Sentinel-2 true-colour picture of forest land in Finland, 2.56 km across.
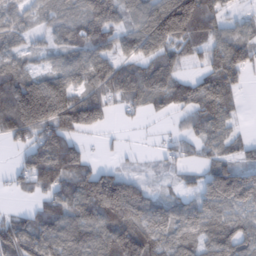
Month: February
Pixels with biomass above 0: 77%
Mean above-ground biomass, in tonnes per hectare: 85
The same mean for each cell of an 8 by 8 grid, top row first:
56 46 75 99 103 216 100 28
41 38 81 73 96 88 61 98
102 98 72 119 120 72 84 54
172 213 176 41 41 51 97 27
42 123 50 7 3 39 59 40
33 115 97 84 23 22 95 126
15 75 101 156 104 76 92 95
127 108 121 140 141 94 97 96
